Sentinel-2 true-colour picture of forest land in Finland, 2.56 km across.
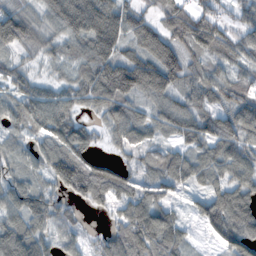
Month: November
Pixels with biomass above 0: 88%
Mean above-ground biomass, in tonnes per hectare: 95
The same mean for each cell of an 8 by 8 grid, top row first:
125 87 203 165 85 143 100 55
82 59 78 150 122 120 129 94
65 40 89 197 176 113 108 63
74 107 56 94 58 101 95 117
52 84 115 39 61 56 103 117
66 86 177 137 55 101 75 101
107 101 35 53 108 43 92 148
119 68 34 75 126 91 16 114
